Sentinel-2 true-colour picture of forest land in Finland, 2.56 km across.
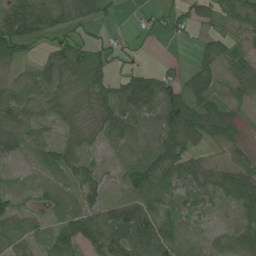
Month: July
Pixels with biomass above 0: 79%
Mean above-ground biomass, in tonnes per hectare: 49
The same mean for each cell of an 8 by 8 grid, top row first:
89 61 35 16 11 28 52 69
46 26 62 26 7 3 46 37
35 63 54 51 83 50 41 75
83 41 25 57 74 110 51 18
58 30 36 32 50 85 32 27
8 17 53 18 81 61 49 74
50 25 40 75 84 38 35 54
69 41 58 97 106 43 20 62
